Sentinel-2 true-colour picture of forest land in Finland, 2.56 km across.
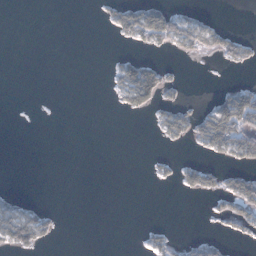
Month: January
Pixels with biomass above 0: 20%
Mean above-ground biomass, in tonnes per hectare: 20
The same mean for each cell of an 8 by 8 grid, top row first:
0 0 0 31 83 48 11 0
0 0 0 2 21 35 34 35
0 0 0 17 112 14 0 4
0 0 0 5 37 43 44 123
0 0 0 0 0 17 54 74
0 0 0 0 3 27 45 46
41 13 0 0 0 0 9 52
77 20 0 0 14 19 24 17
